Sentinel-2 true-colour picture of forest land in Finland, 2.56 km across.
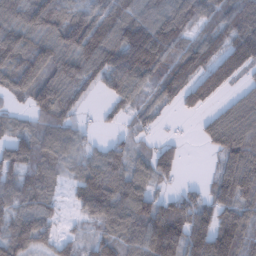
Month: February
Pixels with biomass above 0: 83%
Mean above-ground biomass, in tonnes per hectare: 101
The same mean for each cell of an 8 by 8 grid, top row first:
96 137 99 125 103 133 88 144
126 109 155 158 222 110 107 165
111 109 110 105 107 137 136 65
33 117 42 29 60 32 47 105
96 99 58 49 31 41 60 145
88 72 84 120 97 48 25 160
92 67 65 146 143 122 115 109
126 61 40 97 135 148 174 134
